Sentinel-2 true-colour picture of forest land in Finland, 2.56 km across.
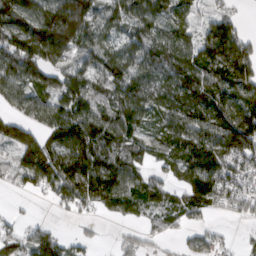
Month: March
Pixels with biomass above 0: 82%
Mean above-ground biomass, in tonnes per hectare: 100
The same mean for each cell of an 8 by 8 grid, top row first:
136 150 199 94 114 99 54 32
158 207 110 92 112 135 143 161
124 100 116 112 105 119 122 134
66 120 130 118 120 132 145 160
112 89 158 111 67 102 129 141
45 112 156 145 71 55 133 104
7 10 51 72 73 75 69 65
63 79 29 11 37 20 64 14
